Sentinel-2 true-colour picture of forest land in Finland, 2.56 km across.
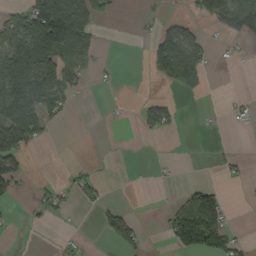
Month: September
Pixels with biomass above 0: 30%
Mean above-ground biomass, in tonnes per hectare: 43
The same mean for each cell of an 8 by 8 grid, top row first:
40 179 126 23 9 17 84 182
106 137 83 1 18 170 52 7
134 89 35 4 7 141 39 0
146 55 0 2 32 23 3 15
132 14 0 0 0 0 2 2
54 2 25 1 0 5 1 11
4 28 8 26 0 34 168 0
2 2 14 32 20 59 108 24
